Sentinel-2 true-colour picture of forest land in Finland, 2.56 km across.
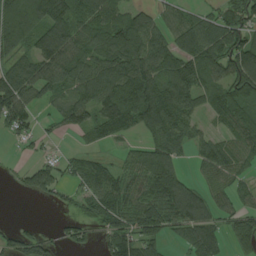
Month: August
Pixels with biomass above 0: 75%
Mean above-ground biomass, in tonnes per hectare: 86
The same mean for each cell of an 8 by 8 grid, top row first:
160 153 96 90 70 61 57 93
104 148 100 138 125 93 115 129
132 109 98 129 136 126 75 134
131 23 93 143 134 126 49 72
28 26 19 34 60 85 55 60
20 76 87 86 94 101 46 45
0 12 51 106 98 148 101 68
65 43 49 103 102 34 104 58
